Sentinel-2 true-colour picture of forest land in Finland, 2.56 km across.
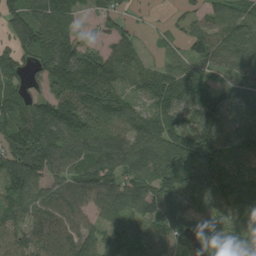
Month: August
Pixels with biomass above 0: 89%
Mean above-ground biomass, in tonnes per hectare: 101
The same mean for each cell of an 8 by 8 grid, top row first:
95 120 42 69 18 30 78 108
84 117 103 77 29 27 121 127
63 106 161 101 87 103 76 81
101 122 142 116 83 102 180 70
123 148 101 117 105 148 189 126
140 84 106 97 117 110 139 110
83 100 74 93 93 111 114 101
88 99 118 78 90 84 143 106
